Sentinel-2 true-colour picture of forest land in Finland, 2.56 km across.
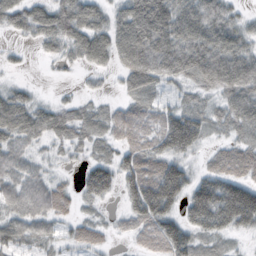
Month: October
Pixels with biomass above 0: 81%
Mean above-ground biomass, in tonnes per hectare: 60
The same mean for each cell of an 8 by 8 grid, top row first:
54 67 88 44 120 105 93 34
11 32 68 76 97 98 101 75
10 2 9 13 77 46 66 90
85 43 34 28 44 59 45 76
57 26 33 34 54 100 28 48
66 38 33 76 88 98 57 68
61 75 23 11 115 61 152 193
63 38 39 16 38 104 54 18
